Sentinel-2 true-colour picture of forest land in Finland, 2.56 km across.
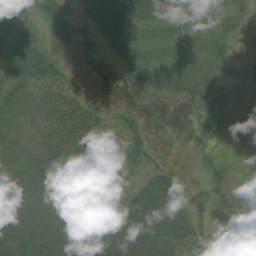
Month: August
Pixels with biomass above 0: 75%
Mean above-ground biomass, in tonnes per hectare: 40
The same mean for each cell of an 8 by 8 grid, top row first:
50 55 35 72 32 19 15 12
61 36 25 31 13 9 12 3
53 48 6 2 31 29 19 12
47 70 68 23 9 10 8 10
42 64 82 43 45 1 6 10
36 63 65 44 37 35 26 11
78 79 78 82 110 70 24 34
60 77 85 94 75 64 19 1
